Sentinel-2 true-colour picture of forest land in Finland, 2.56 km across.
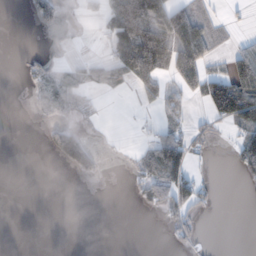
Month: November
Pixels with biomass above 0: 33%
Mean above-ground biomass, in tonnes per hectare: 37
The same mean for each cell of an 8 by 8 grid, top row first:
0 55 9 84 135 104 25 6
0 19 3 64 168 106 60 33
3 64 46 66 80 57 86 119
0 26 25 0 8 40 45 123
0 33 105 4 20 98 21 54
0 0 24 0 51 94 9 22
0 0 0 0 20 75 22 0
0 0 0 0 0 29 3 0
